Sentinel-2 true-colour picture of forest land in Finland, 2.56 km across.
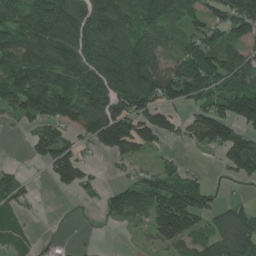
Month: July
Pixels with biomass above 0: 69%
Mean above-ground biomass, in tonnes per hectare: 91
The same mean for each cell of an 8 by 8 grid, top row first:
99 145 102 142 95 72 87 174
123 123 124 146 109 65 122 68
124 128 133 170 159 156 141 96
94 134 124 174 126 58 102 137
2 121 52 146 97 25 92 104
52 38 105 10 60 62 17 49
54 0 4 70 102 197 80 49
46 8 3 0 20 117 80 114
